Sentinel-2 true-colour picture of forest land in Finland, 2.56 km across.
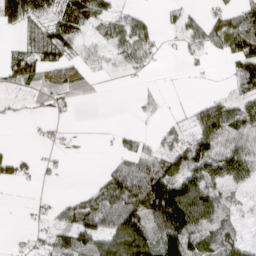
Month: March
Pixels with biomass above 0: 58%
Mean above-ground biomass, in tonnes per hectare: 56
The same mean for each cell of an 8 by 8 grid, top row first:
136 79 85 41 25 29 35 68
21 78 56 63 62 13 43 119
61 49 50 21 10 1 4 65
10 22 4 0 15 10 83 85
3 12 0 8 27 56 102 87
41 10 0 70 124 101 118 96
1 16 65 95 133 211 137 25
7 35 76 115 128 139 64 58
